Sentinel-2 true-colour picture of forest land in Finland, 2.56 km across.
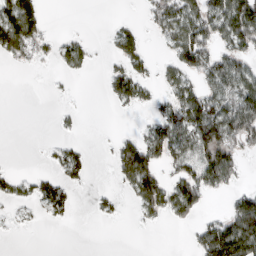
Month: March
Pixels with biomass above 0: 41%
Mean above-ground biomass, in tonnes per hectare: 42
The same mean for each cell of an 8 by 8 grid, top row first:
108 17 0 4 15 81 83 135
74 23 40 23 34 69 68 62
0 2 3 42 39 47 61 82
0 0 8 4 10 82 123 110
0 5 13 15 80 84 130 65
20 28 28 14 113 50 98 25
13 44 4 16 50 73 16 77
1 0 0 0 0 0 79 116
